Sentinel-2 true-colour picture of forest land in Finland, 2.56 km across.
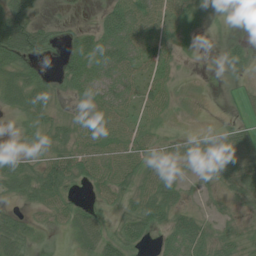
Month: July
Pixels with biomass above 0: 73%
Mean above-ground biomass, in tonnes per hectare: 36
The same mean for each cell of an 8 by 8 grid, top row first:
53 6 4 39 57 38 31 31
76 26 41 53 49 21 26 16
49 24 54 44 37 37 15 4
25 33 26 47 30 28 0 6
11 36 49 55 66 33 30 32
60 59 38 57 74 22 29 63
17 37 26 45 49 35 15 15
55 6 35 70 31 46 42 29
